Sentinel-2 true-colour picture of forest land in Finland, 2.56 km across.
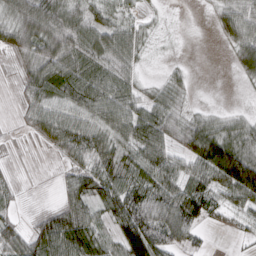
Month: March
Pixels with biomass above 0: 78%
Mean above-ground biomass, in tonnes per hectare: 55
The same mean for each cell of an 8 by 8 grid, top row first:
70 94 63 44 19 1 8 71
54 98 87 80 29 3 0 57
21 87 77 66 19 27 0 16
12 80 77 75 62 49 26 20
8 38 87 66 83 48 112 74
12 1 57 69 76 70 85 151
17 20 68 73 91 91 66 51
66 103 103 46 128 57 8 15
